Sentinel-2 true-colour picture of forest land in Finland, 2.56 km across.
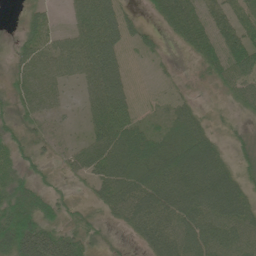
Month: June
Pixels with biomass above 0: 80%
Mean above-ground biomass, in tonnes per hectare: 46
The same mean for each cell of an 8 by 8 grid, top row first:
6 23 51 54 14 74 38 38
25 41 63 57 19 11 50 59
36 50 36 72 0 12 26 56
41 37 12 72 9 28 16 20
44 24 19 64 67 55 56 25
34 24 24 62 68 81 97 41
70 45 24 53 79 85 83 71
96 70 47 16 47 77 82 64
